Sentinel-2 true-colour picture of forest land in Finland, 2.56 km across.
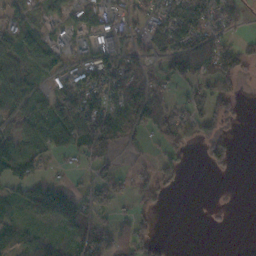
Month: October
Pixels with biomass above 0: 60%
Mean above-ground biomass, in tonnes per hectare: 56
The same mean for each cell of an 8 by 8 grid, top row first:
47 43 47 60 41 82 86 37
78 73 36 80 37 84 71 50
66 49 95 128 69 79 59 44
51 80 176 89 72 39 74 19
70 73 97 53 19 53 76 5
42 32 19 43 49 35 6 2
44 130 100 50 37 0 3 0
70 48 103 90 72 0 0 0
